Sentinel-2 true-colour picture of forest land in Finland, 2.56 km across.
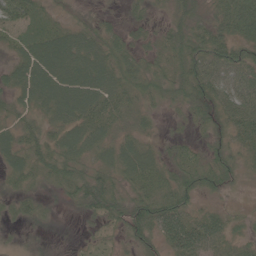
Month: June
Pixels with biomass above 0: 92%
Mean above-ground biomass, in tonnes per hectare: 44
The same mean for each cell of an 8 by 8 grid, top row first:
47 27 17 13 25 40 43 106
41 74 70 51 31 53 67 51
50 83 80 62 47 47 61 52
44 51 70 54 34 16 34 63
55 53 64 54 41 30 28 37
37 36 54 49 62 48 47 26
28 16 34 49 61 70 23 11
8 11 9 15 40 63 55 27
